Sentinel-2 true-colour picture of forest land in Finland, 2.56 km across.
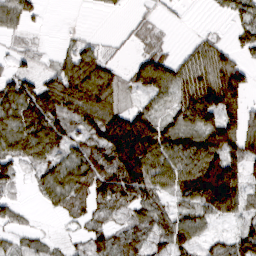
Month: March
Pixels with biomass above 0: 74%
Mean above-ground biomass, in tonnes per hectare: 57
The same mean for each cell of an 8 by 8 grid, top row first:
53 4 0 7 17 5 4 43
14 6 47 9 27 11 57 30
54 52 116 69 75 69 85 80
73 85 83 85 58 45 100 74
63 78 44 121 161 79 98 83
37 42 59 91 111 91 125 82
21 19 45 53 62 45 83 62
22 15 18 57 57 81 31 76
